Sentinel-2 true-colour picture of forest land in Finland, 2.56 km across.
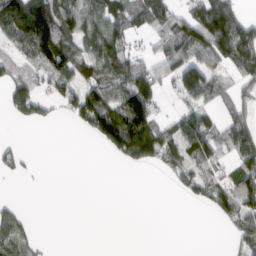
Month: March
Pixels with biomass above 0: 53%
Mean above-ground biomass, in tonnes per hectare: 70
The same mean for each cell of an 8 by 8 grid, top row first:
175 172 107 98 84 84 151 80
55 159 78 126 27 126 119 141
97 80 90 104 146 91 96 56
63 30 113 159 163 40 56 76
21 0 0 107 172 110 108 112
30 1 0 0 0 60 70 94
28 0 0 0 0 0 34 113
99 4 0 0 0 0 0 61
